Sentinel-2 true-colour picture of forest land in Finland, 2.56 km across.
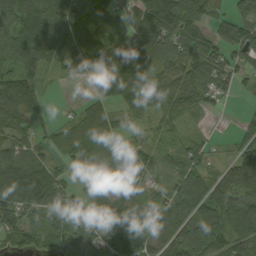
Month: September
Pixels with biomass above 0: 83%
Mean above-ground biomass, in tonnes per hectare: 81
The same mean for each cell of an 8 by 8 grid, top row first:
105 105 108 60 122 139 65 56
113 94 118 87 108 91 74 98
110 21 23 148 92 79 94 44
109 16 46 65 71 66 28 11
80 44 96 58 38 40 28 68
139 98 18 68 68 63 67 148
116 85 61 72 70 90 130 123
62 74 81 104 107 98 125 99
